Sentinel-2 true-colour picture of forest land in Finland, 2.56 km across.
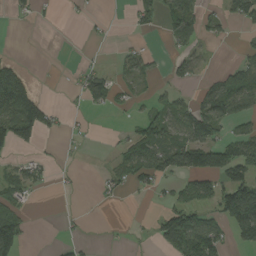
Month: August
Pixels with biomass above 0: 37%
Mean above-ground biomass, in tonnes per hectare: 49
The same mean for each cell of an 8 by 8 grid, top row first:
11 2 8 5 45 87 40 65
1 0 2 4 20 26 16 15
117 0 44 52 32 26 28 99
175 69 10 23 34 77 99 68
84 3 6 9 99 82 123 103
53 25 4 35 66 62 108 96
58 0 2 3 1 71 53 216
110 0 13 3 4 144 129 52
